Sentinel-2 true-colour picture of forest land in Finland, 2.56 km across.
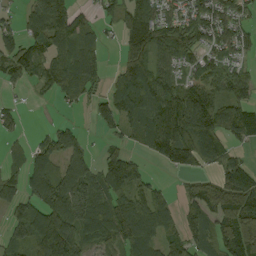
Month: August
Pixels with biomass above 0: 73%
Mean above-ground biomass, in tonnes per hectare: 84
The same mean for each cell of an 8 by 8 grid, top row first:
29 145 55 40 110 59 99 62
84 78 97 6 150 108 65 51
45 89 98 38 138 70 83 59
23 1 14 86 110 143 146 118
18 67 55 26 50 159 118 48
58 116 115 96 48 21 42 109
73 129 122 99 108 62 119 175
66 187 103 70 103 80 75 174
